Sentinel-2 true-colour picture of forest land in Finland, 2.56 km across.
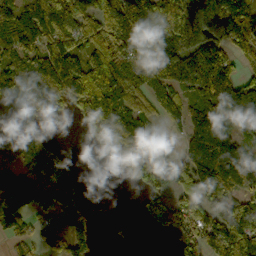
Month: October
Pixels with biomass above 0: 76%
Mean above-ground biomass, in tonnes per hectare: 121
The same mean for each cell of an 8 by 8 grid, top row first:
116 188 155 210 197 204 207 227
113 130 100 162 121 183 155 106
144 186 171 137 97 133 219 108
84 95 95 192 73 76 145 128
113 81 7 179 135 21 172 118
107 173 32 22 147 85 163 204
119 74 68 0 67 110 116 148
47 71 79 7 0 44 138 230
